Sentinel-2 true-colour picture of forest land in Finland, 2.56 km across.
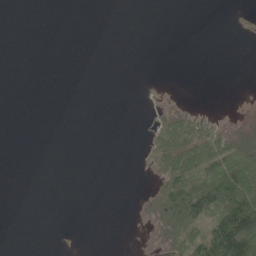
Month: June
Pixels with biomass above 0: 21%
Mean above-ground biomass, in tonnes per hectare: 19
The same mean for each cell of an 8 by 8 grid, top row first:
0 0 0 0 0 0 0 1
0 0 0 0 0 0 0 0
0 0 0 0 1 0 0 0
0 0 0 0 1 33 7 3
0 0 0 0 12 105 86 65
0 0 0 0 3 81 58 120
0 0 0 0 15 109 74 149
0 0 0 0 2 66 91 130
